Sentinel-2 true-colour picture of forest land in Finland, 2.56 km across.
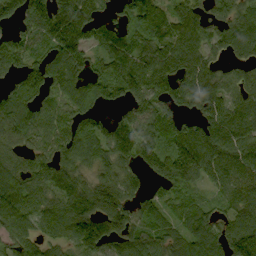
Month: September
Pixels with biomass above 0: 86%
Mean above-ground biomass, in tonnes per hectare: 102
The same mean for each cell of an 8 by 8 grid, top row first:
111 161 153 53 119 103 70 92
109 96 131 130 98 120 88 82
77 140 91 125 120 121 100 79
121 78 101 41 108 76 96 94
72 82 124 122 109 86 129 111
100 110 88 105 58 70 89 105
119 85 142 171 84 65 64 98
91 66 112 109 98 88 126 152
